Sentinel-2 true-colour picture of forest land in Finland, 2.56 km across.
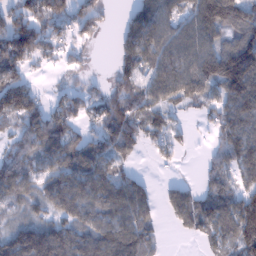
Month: January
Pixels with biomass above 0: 78%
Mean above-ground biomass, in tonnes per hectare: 91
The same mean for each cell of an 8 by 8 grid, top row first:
95 118 85 8 101 65 181 137
159 81 34 20 122 111 121 169
92 10 21 54 76 141 151 213
150 83 67 113 100 43 55 136
63 118 90 82 58 57 25 126
131 99 131 92 24 8 50 68
47 66 93 92 88 96 116 128
120 146 89 119 101 6 60 118
